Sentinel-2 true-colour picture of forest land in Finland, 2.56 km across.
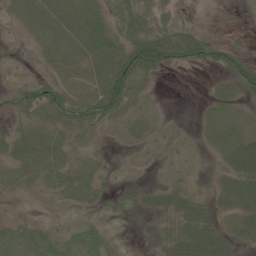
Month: June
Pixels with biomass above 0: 70%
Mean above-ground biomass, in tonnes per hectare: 25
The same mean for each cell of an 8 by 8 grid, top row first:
17 15 25 25 41 17 5 4
8 21 26 34 86 64 52 24
15 27 15 54 25 1 7 51
31 36 40 33 13 2 10 14
39 23 16 7 13 14 15 38
15 19 32 13 11 11 12 47
12 9 15 6 16 31 26 38
57 44 39 16 2 36 45 25
